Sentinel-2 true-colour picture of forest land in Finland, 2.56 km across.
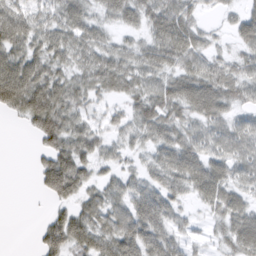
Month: March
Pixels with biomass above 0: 80%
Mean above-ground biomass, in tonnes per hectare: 50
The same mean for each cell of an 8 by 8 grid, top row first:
61 45 57 39 53 81 13 37
62 58 61 43 43 83 37 34
96 70 42 67 51 58 72 58
43 94 45 25 65 47 69 32
0 47 67 33 34 63 50 56
0 75 73 28 38 64 76 44
0 16 47 55 73 35 32 52
0 64 69 81 77 37 16 63
